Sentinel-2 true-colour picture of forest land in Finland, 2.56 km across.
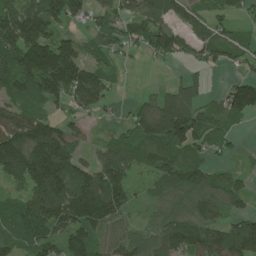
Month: June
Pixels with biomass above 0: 78%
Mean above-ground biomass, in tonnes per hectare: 97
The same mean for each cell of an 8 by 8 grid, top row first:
117 105 68 71 83 66 70 32
125 148 71 63 64 94 93 65
142 175 162 53 1 20 21 63
119 52 58 20 92 169 55 111
141 195 65 81 118 119 84 12
89 215 139 157 49 107 87 40
96 162 177 161 37 90 112 53
106 110 124 95 87 125 144 171
